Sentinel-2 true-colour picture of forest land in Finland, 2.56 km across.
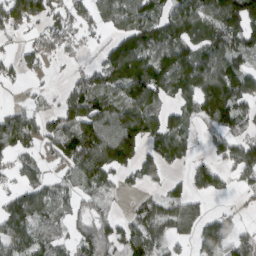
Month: March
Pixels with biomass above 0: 70%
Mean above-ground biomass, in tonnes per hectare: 91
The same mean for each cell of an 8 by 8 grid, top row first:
108 88 79 112 112 111 122 210
28 56 39 94 129 124 128 119
31 15 69 103 154 159 180 123
52 58 140 98 126 73 135 100
84 61 201 204 127 93 43 109
50 43 115 79 61 27 84 61
85 69 41 29 59 78 35 24
92 56 85 90 105 53 132 95
